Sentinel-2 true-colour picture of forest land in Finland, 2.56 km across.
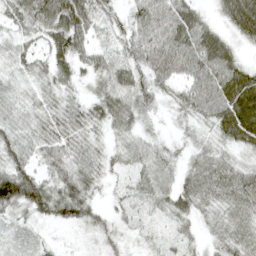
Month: April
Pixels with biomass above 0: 91%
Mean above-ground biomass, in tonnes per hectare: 44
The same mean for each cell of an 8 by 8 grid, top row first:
48 78 83 33 56 66 23 80
36 50 53 37 59 74 75 25
30 40 31 51 46 43 64 72
38 41 39 54 38 26 50 90
51 43 39 25 33 19 32 46
80 38 50 21 39 35 54 48
59 63 62 20 27 42 35 49
11 11 12 30 17 22 24 48
